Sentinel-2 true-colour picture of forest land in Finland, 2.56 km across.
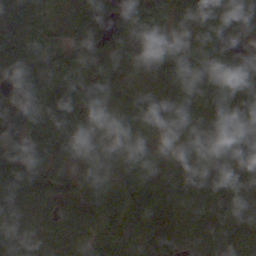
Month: October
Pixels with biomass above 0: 96%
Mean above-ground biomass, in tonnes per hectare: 94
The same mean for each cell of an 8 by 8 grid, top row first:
86 27 49 108 55 44 93 99
118 53 86 97 91 47 93 66
91 127 108 116 86 106 83 104
92 140 132 81 112 103 84 92
74 121 137 89 86 79 118 99
115 120 97 102 109 103 87 96
79 69 92 111 150 119 82 72
59 62 91 95 151 148 74 89
